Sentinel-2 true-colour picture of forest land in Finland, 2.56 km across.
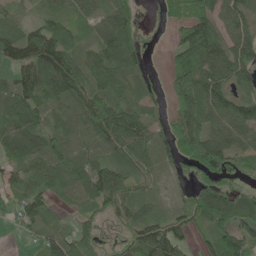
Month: May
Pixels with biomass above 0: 84%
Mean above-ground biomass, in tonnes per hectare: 77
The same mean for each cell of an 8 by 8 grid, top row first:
29 55 46 81 15 60 108 85
93 153 67 111 44 61 153 99
84 155 97 88 48 77 128 70
111 78 95 118 66 71 105 118
76 94 78 101 73 79 119 71
55 73 86 101 39 22 79 58
53 40 33 61 49 38 101 99
5 51 92 16 94 79 65 104
